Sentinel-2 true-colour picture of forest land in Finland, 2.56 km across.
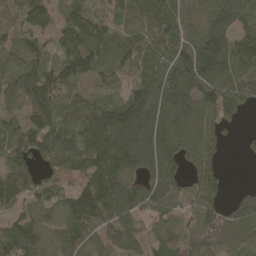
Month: April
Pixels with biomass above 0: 88%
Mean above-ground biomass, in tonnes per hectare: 115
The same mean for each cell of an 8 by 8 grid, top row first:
59 101 138 64 100 139 114 124
77 76 169 85 95 137 165 157
115 154 99 55 101 140 178 136
61 143 134 146 157 164 119 94
120 138 136 182 123 121 116 19
116 61 82 161 107 95 135 0
63 80 169 163 121 99 130 105
149 79 147 107 79 101 168 102
